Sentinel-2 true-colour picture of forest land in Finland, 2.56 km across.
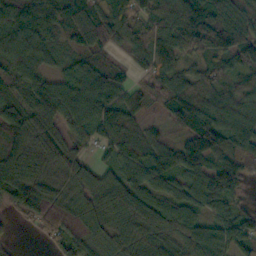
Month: October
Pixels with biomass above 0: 91%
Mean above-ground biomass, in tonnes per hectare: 89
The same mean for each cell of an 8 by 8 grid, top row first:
80 73 93 154 86 113 128 99
87 63 56 57 105 102 120 122
70 75 80 78 28 73 74 58
82 109 95 86 40 88 98 72
84 99 52 93 85 65 149 108
132 95 93 67 95 90 103 100
96 129 101 94 107 86 70 49
12 59 121 67 90 81 137 129
